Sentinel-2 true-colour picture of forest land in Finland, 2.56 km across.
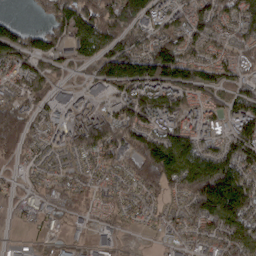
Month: March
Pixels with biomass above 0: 85%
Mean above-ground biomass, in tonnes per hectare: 88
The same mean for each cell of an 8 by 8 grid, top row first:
15 62 146 128 96 98 99 119
119 103 69 93 94 133 86 80
78 78 31 119 146 119 86 74
104 46 82 87 134 103 73 109
78 57 111 125 145 144 77 134
33 54 63 60 111 158 222 159
34 51 38 47 52 48 154 161
6 26 15 27 7 37 75 148
